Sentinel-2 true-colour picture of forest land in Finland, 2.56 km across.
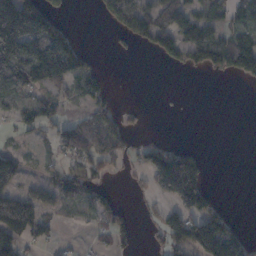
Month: November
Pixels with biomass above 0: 45%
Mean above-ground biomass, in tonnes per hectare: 61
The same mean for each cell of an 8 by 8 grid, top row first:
218 90 0 78 77 118 79 54
180 199 57 6 27 98 149 109
147 151 92 7 0 0 6 40
49 60 22 39 12 0 0 0
13 25 92 66 34 29 1 0
92 29 49 21 37 339 41 0
147 56 42 48 13 86 88 1
79 28 6 42 9 90 65 77
